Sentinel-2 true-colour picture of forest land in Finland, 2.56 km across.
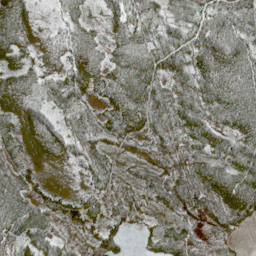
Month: May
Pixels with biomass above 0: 94%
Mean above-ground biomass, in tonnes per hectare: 57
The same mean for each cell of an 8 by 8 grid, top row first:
89 38 44 46 54 38 49 54
73 49 61 58 55 54 65 56
74 50 67 63 79 58 67 65
76 62 50 57 69 66 64 84
52 89 55 47 51 51 71 55
58 23 27 47 47 81 80 74
81 54 51 44 37 63 57 79
59 53 30 55 23 62 19 13
